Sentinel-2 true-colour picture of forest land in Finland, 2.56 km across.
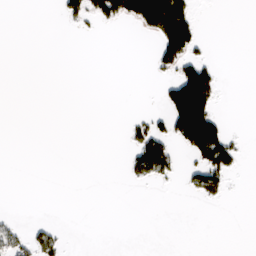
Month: March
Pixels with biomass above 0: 14%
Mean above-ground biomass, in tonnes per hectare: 23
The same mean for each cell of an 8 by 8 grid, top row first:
0 0 42 75 132 135 0 0
0 0 0 0 0 113 9 0
0 0 0 0 1 78 99 0
0 0 0 0 13 116 104 0
0 0 0 0 91 52 146 22
0 0 0 0 43 21 83 6
2 0 0 0 0 0 2 0
52 49 0 0 0 0 0 0
